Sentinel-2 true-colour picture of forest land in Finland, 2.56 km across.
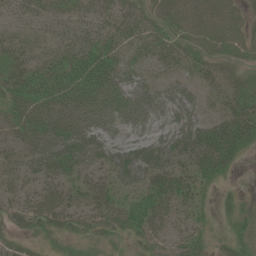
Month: June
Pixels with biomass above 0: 80%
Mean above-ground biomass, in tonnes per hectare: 37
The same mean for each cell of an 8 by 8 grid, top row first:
24 28 29 33 30 40 45 27
33 25 41 32 28 28 28 26
50 69 75 65 33 26 23 21
49 65 56 56 53 51 23 44
28 71 71 47 47 51 67 54
34 39 30 31 46 35 38 7
34 45 32 33 43 29 13 18
23 13 16 18 26 20 18 28
